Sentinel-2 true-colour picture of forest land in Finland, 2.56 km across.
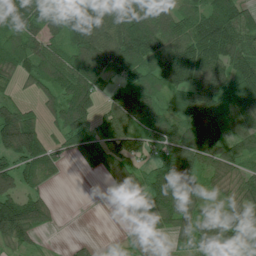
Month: July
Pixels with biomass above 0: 80%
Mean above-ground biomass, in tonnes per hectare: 97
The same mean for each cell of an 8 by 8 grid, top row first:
109 101 149 138 126 105 128 97
97 91 140 139 209 146 177 111
51 95 142 55 113 145 141 136
85 42 139 77 127 93 178 124
156 64 74 119 85 139 180 81
108 46 10 61 86 154 82 69
114 56 0 3 74 132 52 100
88 6 12 1 16 44 85 100
